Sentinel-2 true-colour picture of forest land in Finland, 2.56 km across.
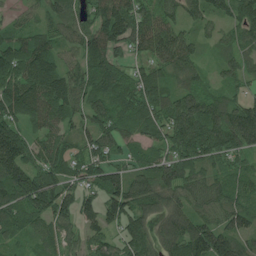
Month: July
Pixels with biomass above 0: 89%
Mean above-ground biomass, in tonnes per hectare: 89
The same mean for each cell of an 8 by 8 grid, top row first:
31 58 68 130 99 71 69 84
96 91 68 79 82 149 30 76
127 130 81 102 89 65 42 54
111 118 65 99 109 127 120 119
157 102 49 87 68 95 123 95
143 93 64 82 89 113 69 70
95 100 78 87 107 81 65 87
54 58 54 73 91 111 135 89
